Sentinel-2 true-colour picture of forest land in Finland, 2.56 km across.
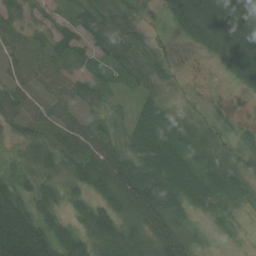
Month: July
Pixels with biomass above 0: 88%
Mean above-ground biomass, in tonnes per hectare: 64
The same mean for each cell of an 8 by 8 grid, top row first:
40 27 61 57 20 88 127 80
50 61 69 77 46 6 58 131
48 52 48 37 58 22 2 48
61 53 40 33 73 43 19 8
33 57 74 56 108 101 48 43
58 50 69 108 113 122 81 51
119 72 48 74 115 72 64 33
181 114 78 95 71 98 17 10
